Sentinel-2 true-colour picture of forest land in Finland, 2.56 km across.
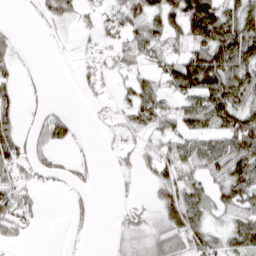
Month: March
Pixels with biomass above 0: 57%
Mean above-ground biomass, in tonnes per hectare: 39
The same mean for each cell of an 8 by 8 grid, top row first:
5 29 26 34 55 68 119 75
18 3 8 32 55 32 91 92
22 6 17 18 37 68 80 72
32 25 1 16 61 48 83 72
60 44 9 9 28 52 58 74
42 27 20 9 18 60 46 75
68 2 13 6 24 78 41 56
21 0 5 8 20 45 45 50
